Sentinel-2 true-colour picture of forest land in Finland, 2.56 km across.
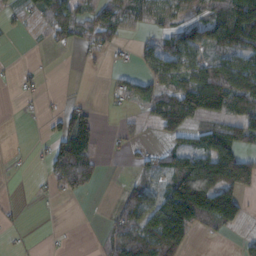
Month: November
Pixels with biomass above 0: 53%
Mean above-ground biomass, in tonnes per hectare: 56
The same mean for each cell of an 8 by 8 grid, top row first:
20 57 60 74 60 58 76 169
0 13 40 45 32 96 76 104
15 3 1 16 50 77 125 122
3 12 61 15 30 120 97 83
1 36 143 12 21 47 80 78
2 44 84 2 31 100 150 133
7 1 0 16 82 175 157 96
8 3 0 43 96 121 8 13
